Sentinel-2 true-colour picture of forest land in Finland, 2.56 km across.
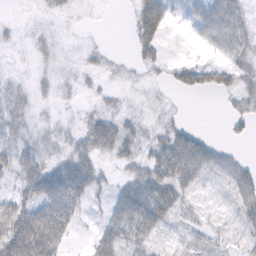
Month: February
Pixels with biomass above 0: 59%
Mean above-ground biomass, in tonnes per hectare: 24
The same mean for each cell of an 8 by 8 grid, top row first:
1 7 2 0 55 9 37 29
5 7 5 3 28 1 18 33
4 7 6 5 10 16 29 25
17 3 5 18 10 8 0 21
23 12 23 44 23 46 29 8
29 48 51 9 34 53 32 39
50 58 26 31 64 36 13 34
71 74 5 44 46 17 16 18
